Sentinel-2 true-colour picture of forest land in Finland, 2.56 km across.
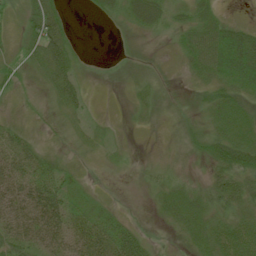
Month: June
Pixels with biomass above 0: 80%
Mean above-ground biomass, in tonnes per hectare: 24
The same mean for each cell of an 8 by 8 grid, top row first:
10 53 1 14 40 17 28 6
13 52 8 1 8 17 68 74
23 24 18 1 11 7 27 51
9 10 12 2 10 6 19 37
42 10 9 7 2 7 28 43
50 43 8 5 11 10 20 39
49 59 19 13 4 24 23 29
48 44 47 50 28 5 31 53
